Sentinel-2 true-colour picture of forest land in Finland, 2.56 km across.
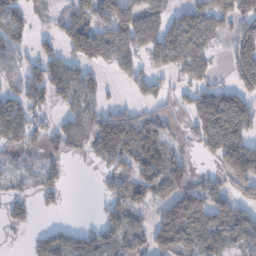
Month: January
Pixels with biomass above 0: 66%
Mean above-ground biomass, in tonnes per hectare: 76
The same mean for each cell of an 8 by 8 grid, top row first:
63 32 66 87 92 47 93 99
59 37 108 98 78 121 68 110
76 108 95 16 76 36 58 92
85 46 88 80 52 35 115 136
68 52 64 189 156 33 81 124
47 51 0 60 120 96 43 125
38 19 0 64 71 127 110 70
3 71 77 78 71 123 94 82
